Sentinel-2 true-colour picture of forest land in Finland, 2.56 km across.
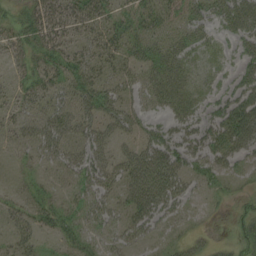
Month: August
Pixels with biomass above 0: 69%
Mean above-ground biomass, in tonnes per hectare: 29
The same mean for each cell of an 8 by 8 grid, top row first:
19 37 36 28 37 25 25 49
21 35 20 27 35 32 18 23
16 27 37 24 27 38 12 31
19 27 36 33 22 27 21 71
21 39 35 25 37 52 48 57
8 12 35 35 66 53 24 14
21 30 23 24 58 29 6 11
23 9 24 22 23 14 10 18
